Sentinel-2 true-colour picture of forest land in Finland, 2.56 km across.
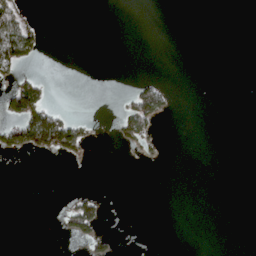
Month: April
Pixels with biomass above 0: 10%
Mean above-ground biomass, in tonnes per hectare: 11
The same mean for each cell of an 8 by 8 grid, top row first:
61 0 0 0 0 0 0 0
99 4 0 0 0 0 0 0
31 11 0 0 11 0 0 0
63 73 0 2 83 3 0 0
56 88 41 4 18 0 0 0
0 0 0 0 0 0 0 0
0 0 50 0 0 0 0 0
0 0 19 12 0 0 0 0
